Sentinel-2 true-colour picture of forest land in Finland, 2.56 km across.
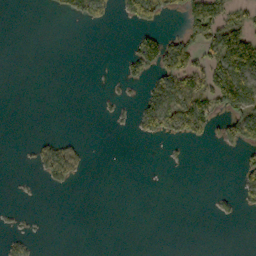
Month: October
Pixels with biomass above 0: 21%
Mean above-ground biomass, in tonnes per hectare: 22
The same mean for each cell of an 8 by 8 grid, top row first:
0 4 36 18 76 16 119 34
0 0 0 0 69 78 54 114
0 0 0 4 32 67 81 85
0 0 0 7 51 95 75 67
1 31 14 0 5 13 16 59
1 39 17 0 0 0 0 23
3 0 0 0 0 0 1 19
13 1 0 0 0 0 0 0
